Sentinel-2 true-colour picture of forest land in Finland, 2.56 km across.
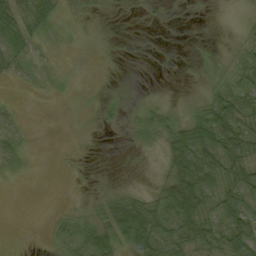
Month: September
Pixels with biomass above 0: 47%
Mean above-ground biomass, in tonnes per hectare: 19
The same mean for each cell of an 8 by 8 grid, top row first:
39 33 3 1 1 0 0 2
25 10 2 0 0 0 3 11
9 8 0 0 0 0 11 23
8 1 1 10 19 11 33 40
21 0 1 0 17 47 50 42
7 0 1 0 0 56 55 38
0 1 6 34 52 74 44 28
0 8 46 47 62 51 46 48
